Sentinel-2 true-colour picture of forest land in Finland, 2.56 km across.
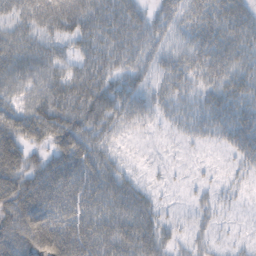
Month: October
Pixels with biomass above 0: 81%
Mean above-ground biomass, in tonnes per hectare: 49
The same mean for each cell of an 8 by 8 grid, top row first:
51 70 70 62 43 47 66 58
68 51 39 62 55 39 62 61
61 59 66 48 36 48 44 56
53 73 71 60 38 32 48 54
65 50 73 26 3 6 15 48
72 78 71 53 8 3 4 14
84 78 63 61 52 4 20 7
81 95 84 72 71 25 17 7
